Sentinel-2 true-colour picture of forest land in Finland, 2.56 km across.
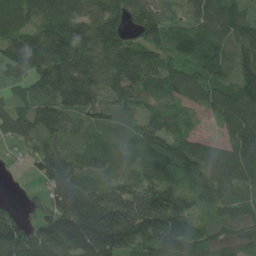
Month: July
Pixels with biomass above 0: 91%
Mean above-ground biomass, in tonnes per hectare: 114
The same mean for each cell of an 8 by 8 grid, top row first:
100 128 128 101 91 39 116 120
138 172 146 138 108 74 123 88
76 143 167 121 140 103 97 103
115 141 100 65 61 61 49 125
62 79 64 75 91 105 73 133
2 148 123 80 102 82 116 110
39 115 227 163 173 158 73 94
176 184 235 227 137 172 109 114
